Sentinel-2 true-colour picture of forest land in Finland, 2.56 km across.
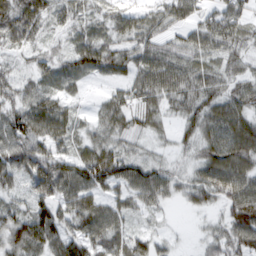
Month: March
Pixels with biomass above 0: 89%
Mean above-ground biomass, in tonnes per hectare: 57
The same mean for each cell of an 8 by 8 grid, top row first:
84 57 41 44 48 64 47 68
37 26 58 52 63 54 65 51
43 44 35 32 71 78 63 48
70 74 20 67 63 40 70 63
81 60 42 52 25 28 56 80
59 97 88 88 83 37 70 83
42 63 71 52 44 11 32 79
73 77 79 64 48 14 28 73
